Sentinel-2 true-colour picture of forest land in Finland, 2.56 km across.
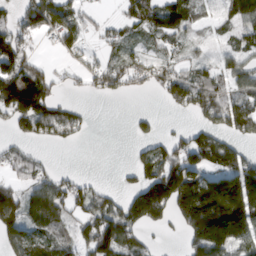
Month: March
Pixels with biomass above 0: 63%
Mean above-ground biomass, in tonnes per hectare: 87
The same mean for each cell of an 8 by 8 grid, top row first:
74 167 60 15 117 117 23 117
126 20 54 44 36 53 17 60
197 88 36 95 68 99 84 71
152 118 33 0 15 31 114 140
50 39 15 0 44 73 129 56
50 65 33 2 103 175 115 176
96 131 71 99 195 127 260 203
95 93 76 162 60 7 211 125
